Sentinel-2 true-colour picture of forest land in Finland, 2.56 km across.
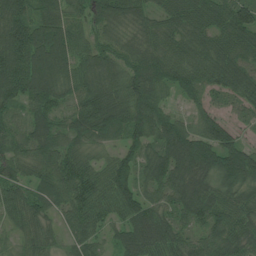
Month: July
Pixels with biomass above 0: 96%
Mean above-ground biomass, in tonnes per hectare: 82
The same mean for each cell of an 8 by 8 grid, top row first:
90 79 66 88 59 72 79 101
121 133 74 67 77 72 74 81
111 108 88 93 109 91 71 80
54 76 87 108 105 41 62 35
76 85 63 41 85 123 119 63
82 81 103 92 53 98 88 107
69 61 93 78 100 77 109 84
35 53 65 40 115 78 80 92
